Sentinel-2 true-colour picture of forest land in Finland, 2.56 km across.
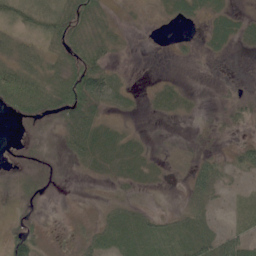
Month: June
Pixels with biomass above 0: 57%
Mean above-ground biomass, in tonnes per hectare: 19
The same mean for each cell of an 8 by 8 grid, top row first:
43 50 52 13 3 18 17 13
33 24 37 23 1 5 12 9
59 36 68 28 1 4 2 2
23 25 58 10 3 8 3 18
1 2 39 18 8 3 5 20
11 10 3 9 10 1 55 16
5 2 2 13 12 9 26 12
39 10 19 20 24 21 29 39
